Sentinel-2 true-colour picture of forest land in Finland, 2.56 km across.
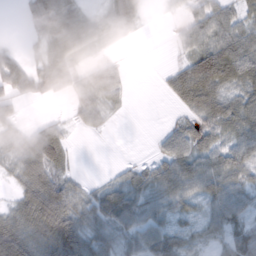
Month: February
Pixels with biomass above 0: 74%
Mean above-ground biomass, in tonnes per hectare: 53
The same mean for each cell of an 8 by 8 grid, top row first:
4 76 42 54 24 14 65 40
16 62 43 17 0 20 86 93
86 71 57 89 0 58 132 86
29 4 52 27 0 20 77 82
43 113 3 1 0 67 59 70
45 86 15 13 49 90 92 64
46 136 56 77 51 44 40 59
135 97 98 50 63 55 31 47
